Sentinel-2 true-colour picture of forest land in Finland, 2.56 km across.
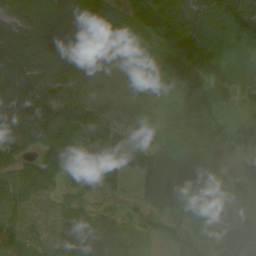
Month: August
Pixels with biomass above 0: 93%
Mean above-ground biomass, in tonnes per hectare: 49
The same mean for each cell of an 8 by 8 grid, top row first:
32 42 50 29 43 74 64 101
57 70 37 12 16 56 43 30
68 55 29 8 10 27 60 25
83 69 59 46 22 27 62 17
62 66 76 65 33 25 35 38
72 71 47 60 50 62 52 42
69 51 43 19 35 49 59 53
60 56 85 73 22 39 41 82
